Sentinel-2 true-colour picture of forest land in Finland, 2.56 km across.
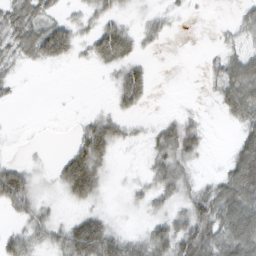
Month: February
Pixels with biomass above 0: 59%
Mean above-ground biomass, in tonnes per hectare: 32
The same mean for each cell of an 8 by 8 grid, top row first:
51 34 20 30 19 14 1 20
41 81 27 80 18 0 4 33
14 0 0 17 48 0 16 73
0 1 5 23 12 11 5 49
4 2 45 46 17 61 12 44
59 13 94 14 18 51 13 88
34 23 23 17 20 33 57 72
35 32 87 58 39 63 62 74
